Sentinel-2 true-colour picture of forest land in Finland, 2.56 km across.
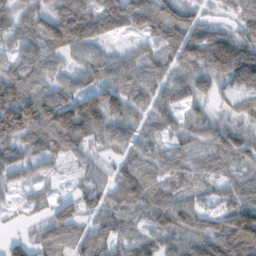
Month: February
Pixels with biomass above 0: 88%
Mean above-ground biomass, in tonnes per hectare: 62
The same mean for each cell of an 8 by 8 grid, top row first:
51 59 95 108 106 79 21 51
46 85 65 24 35 96 146 122
82 48 48 69 58 51 53 83
144 121 113 71 47 48 27 38
70 83 62 42 47 42 53 74
36 20 18 41 66 42 31 37
12 34 37 59 61 71 31 84
29 63 57 59 50 56 92 137
